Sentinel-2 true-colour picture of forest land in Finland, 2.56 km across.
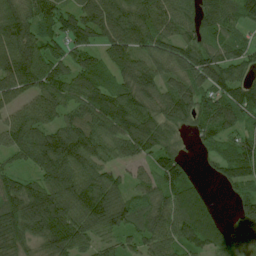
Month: July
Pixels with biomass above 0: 90%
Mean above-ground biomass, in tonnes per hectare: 92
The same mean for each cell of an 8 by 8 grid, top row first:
97 103 98 114 107 90 78 90
121 90 85 87 82 91 80 72
123 116 105 67 96 83 95 85
64 90 86 130 97 101 85 97
88 105 123 88 100 51 51 85
68 97 126 73 53 92 19 100
122 151 123 147 91 94 40 75
92 108 100 53 79 91 73 88
